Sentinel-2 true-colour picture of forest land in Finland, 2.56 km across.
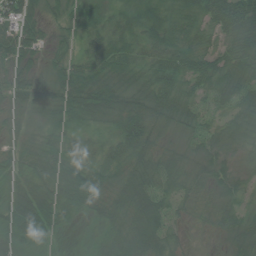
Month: July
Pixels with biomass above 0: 95%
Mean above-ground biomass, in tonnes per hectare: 45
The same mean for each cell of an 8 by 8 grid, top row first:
73 31 33 33 48 30 47 71
76 32 27 65 41 48 34 53
47 47 67 58 48 60 52 50
24 49 62 55 65 57 32 45
29 42 35 46 70 22 35 37
29 61 70 43 62 50 37 26
51 68 51 46 63 30 26 35
48 32 8 46 63 27 8 46
